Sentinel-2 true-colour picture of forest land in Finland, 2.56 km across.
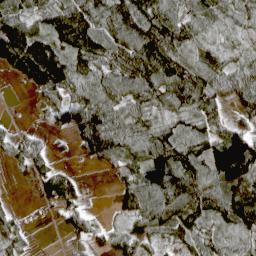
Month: April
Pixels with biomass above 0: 81%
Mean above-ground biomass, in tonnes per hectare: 67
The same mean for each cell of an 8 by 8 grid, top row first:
79 60 94 83 93 73 78 58
167 100 92 88 116 95 64 35
36 135 66 74 97 98 74 62
2 21 78 82 67 60 74 39
41 22 43 91 85 77 80 96
13 58 16 14 78 111 101 133
12 37 39 11 80 106 81 103
48 1 40 43 45 45 65 59
